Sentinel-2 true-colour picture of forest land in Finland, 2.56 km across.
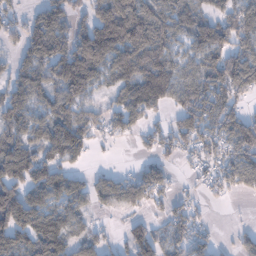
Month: January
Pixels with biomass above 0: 74%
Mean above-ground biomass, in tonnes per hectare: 86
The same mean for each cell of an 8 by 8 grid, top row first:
47 98 49 170 128 86 56 99
42 123 128 161 142 69 107 91
68 77 158 69 127 122 122 135
96 76 81 68 105 71 129 74
92 102 101 22 39 83 92 141
132 112 39 42 80 24 64 100
170 94 56 42 41 54 23 2
95 124 64 30 108 79 41 32
